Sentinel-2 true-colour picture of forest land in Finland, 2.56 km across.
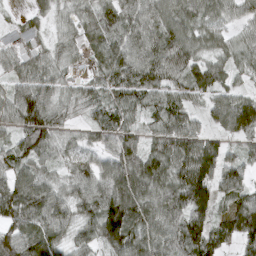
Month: March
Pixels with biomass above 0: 93%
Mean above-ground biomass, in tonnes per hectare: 73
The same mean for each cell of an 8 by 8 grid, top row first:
14 35 48 80 83 77 68 50
41 47 45 76 74 88 51 51
72 72 36 72 86 58 81 32
97 102 44 75 53 78 46 98
63 70 52 79 65 95 72 41
78 45 71 113 104 83 101 66
99 96 71 142 99 92 84 83
89 89 50 107 92 91 103 76
